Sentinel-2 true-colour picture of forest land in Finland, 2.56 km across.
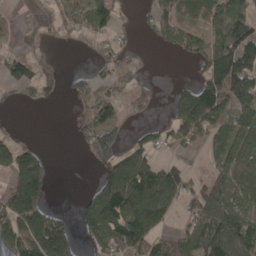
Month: April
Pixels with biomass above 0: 58%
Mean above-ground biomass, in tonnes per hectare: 83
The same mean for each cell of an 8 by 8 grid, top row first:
26 68 70 87 28 95 100 106
32 7 16 42 11 65 99 201
92 54 35 69 28 10 108 190
13 2 42 92 38 58 151 115
63 6 30 104 56 51 72 138
108 82 0 92 146 95 61 101
174 82 40 168 172 57 123 97
133 217 62 141 144 65 136 160
